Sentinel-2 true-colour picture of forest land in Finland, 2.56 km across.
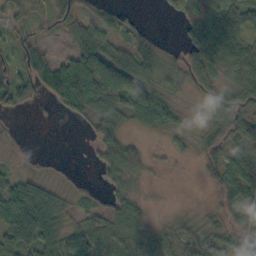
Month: October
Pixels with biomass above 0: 73%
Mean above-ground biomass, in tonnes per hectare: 44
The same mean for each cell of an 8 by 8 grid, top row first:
22 29 40 27 6 23 73 64
36 21 57 48 44 14 85 55
59 73 147 115 65 37 46 52
32 3 51 69 82 29 33 76
8 0 2 62 18 18 43 66
32 10 3 35 25 2 22 92
77 60 20 44 23 7 23 56
88 53 59 51 43 39 52 66
